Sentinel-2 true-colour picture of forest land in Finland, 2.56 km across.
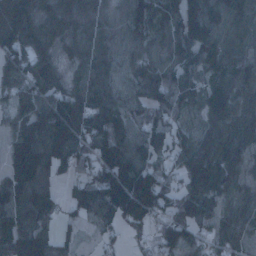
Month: January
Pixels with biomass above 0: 91%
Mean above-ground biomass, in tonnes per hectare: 96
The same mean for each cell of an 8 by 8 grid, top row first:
133 136 154 71 103 95 100 97
136 97 76 99 83 88 101 54
122 100 74 93 130 110 69 73
69 145 129 118 86 84 73 73
105 159 113 147 83 70 98 88
123 99 66 164 120 60 110 69
113 91 72 136 140 90 58 69
145 95 33 36 37 81 56 53
